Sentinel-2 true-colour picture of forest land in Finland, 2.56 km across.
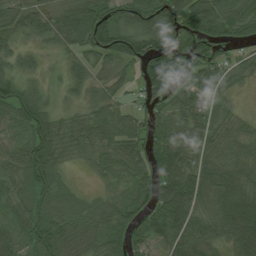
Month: July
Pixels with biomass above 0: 89%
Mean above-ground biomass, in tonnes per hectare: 66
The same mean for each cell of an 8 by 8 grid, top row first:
61 55 77 89 100 97 99 72
43 40 59 126 91 111 78 36
70 23 49 33 60 86 46 30
74 46 31 42 50 58 61 26
51 75 46 49 64 87 67 65
66 89 14 51 63 108 85 86
66 69 55 70 70 110 65 99
65 86 79 77 57 55 58 67
